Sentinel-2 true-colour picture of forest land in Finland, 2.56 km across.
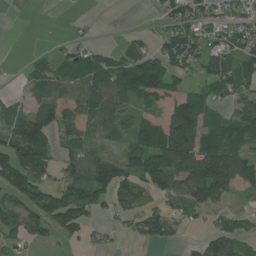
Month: July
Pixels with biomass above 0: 65%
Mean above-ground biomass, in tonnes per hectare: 63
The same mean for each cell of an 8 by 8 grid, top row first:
0 0 5 0 2 68 52 48
0 8 38 22 39 90 72 79
6 84 58 78 141 53 64 74
33 90 77 64 70 146 55 63
109 83 65 27 110 191 99 76
113 46 66 113 111 115 190 82
71 92 101 46 51 34 70 14
37 29 36 11 42 28 48 49
